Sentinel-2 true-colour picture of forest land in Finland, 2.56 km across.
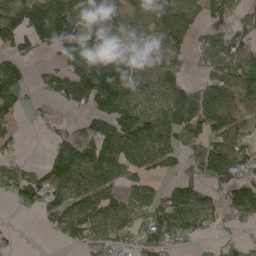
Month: May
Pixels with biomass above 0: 72%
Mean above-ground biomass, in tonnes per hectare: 93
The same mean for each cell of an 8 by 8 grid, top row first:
147 221 113 59 78 156 81 53
91 74 149 101 61 88 79 81
102 57 164 192 74 75 72 121
59 22 44 150 88 132 148 88
28 33 112 178 130 85 110 92
69 101 149 110 73 64 104 107
29 77 98 111 94 143 76 129
10 9 72 84 93 82 23 41
